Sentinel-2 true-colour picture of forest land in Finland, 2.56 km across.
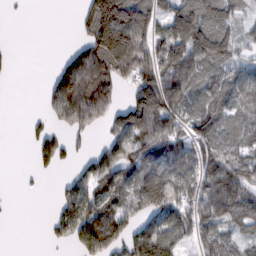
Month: February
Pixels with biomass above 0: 66%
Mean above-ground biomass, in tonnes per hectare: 85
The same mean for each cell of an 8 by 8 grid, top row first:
2 0 37 235 140 111 119 45
3 0 71 202 132 128 144 44
2 34 258 153 119 180 80 93
0 45 185 85 153 108 89 69
0 78 14 86 120 95 85 69
1 11 59 121 126 110 125 104
1 5 136 91 74 105 116 102
0 15 105 98 122 89 71 59
